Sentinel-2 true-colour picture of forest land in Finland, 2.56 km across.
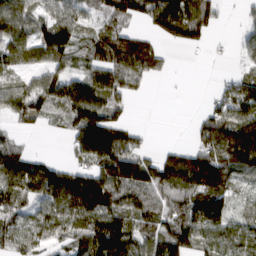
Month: March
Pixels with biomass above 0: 74%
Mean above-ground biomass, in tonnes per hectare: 85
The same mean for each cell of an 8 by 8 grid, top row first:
99 72 62 84 78 132 78 14
84 116 69 116 100 28 26 24
41 77 95 119 58 3 1 63
55 60 142 85 0 0 51 118
56 0 75 120 24 17 112 169
148 137 119 136 135 154 183 84
81 77 154 111 88 80 150 49
71 61 81 183 91 132 85 94
